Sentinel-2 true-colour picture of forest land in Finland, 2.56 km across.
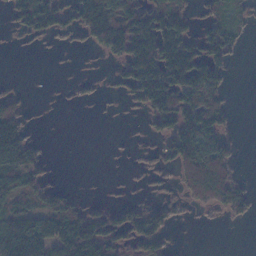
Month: November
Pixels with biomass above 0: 48%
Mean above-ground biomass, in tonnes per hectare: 60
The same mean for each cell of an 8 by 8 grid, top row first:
53 110 99 139 114 83 28 22
5 10 13 86 158 156 92 24
3 0 11 16 168 152 129 0
63 1 0 3 48 147 110 1
142 7 0 1 7 121 125 10
86 25 0 1 11 43 150 24
61 63 44 41 72 26 39 47
160 120 171 80 84 6 0 0
